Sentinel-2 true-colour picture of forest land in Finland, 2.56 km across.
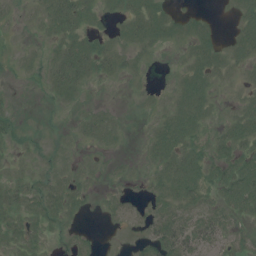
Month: July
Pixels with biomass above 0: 59%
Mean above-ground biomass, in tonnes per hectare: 11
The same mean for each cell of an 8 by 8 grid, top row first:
4 20 23 8 22 7 5 12
2 6 25 11 12 5 13 13
3 13 20 7 3 8 15 4
7 3 5 4 2 17 11 10
10 5 5 6 5 25 10 18
7 8 7 4 3 18 16 31
16 19 9 6 5 20 16 22
13 6 6 1 12 38 27 12
